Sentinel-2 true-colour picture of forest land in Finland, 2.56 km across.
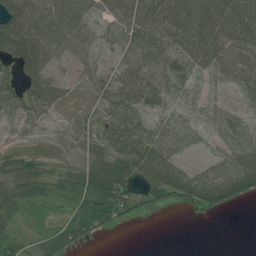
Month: July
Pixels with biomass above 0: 79%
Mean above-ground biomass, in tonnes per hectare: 46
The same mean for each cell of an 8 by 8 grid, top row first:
109 74 59 41 77 89 87 86
93 73 51 32 63 62 76 69
58 70 27 56 66 37 22 51
66 51 27 57 40 24 15 20
19 23 26 34 42 37 11 28
41 41 48 84 43 51 37 72
48 22 54 73 37 35 65 18
30 49 53 2 0 0 0 0
